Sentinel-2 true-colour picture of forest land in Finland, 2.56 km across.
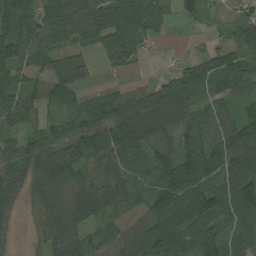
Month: August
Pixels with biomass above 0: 86%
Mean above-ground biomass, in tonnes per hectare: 71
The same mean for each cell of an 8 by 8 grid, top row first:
106 90 87 107 126 25 23 46
125 91 43 84 28 2 26 78
71 55 45 6 11 58 78 60
98 41 70 98 93 70 54 42
56 67 97 122 82 64 104 117
58 77 60 67 69 105 79 98
28 61 74 59 53 111 107 99
8 54 66 51 108 118 130 84
